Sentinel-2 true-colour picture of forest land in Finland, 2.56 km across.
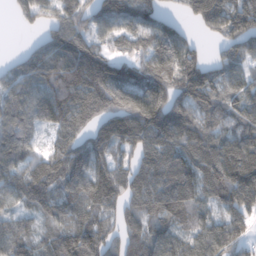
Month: February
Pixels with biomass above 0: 88%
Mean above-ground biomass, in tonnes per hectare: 132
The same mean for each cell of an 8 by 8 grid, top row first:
49 97 124 131 130 48 166 153
11 133 139 71 110 143 28 129
134 145 168 155 145 162 146 130
176 148 128 146 222 162 123 130
212 61 114 149 147 156 144 205
116 145 179 149 137 160 155 204
78 111 131 96 121 143 81 124
129 94 184 101 141 114 144 117
